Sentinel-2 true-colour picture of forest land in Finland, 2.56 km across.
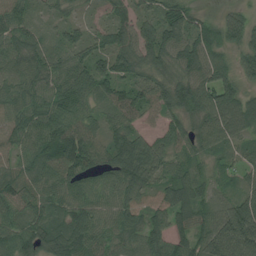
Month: July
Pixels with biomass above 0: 96%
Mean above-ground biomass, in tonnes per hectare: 85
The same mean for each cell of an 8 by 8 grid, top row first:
86 36 31 68 62 88 32 53
86 64 79 106 104 107 107 74
92 82 103 115 77 95 99 73
91 99 90 69 84 77 112 108
72 112 159 81 81 73 67 50
76 89 114 82 103 71 48 47
89 80 91 76 74 95 67 110
106 93 114 73 92 85 105 145
